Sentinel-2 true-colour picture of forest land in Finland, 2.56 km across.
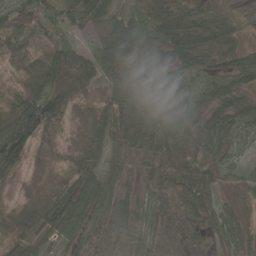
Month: May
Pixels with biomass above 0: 91%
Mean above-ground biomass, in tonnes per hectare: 58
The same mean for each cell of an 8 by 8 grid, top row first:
58 33 46 50 56 102 106 21
63 51 29 86 81 93 85 47
39 90 90 72 125 50 35 37
87 113 16 70 77 94 45 44
123 37 31 45 87 100 76 45
52 12 67 35 41 89 75 34
18 39 82 50 41 84 61 24
29 25 41 18 30 31 37 40
